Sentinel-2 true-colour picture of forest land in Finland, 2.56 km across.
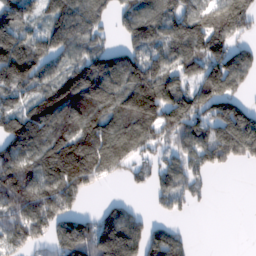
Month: February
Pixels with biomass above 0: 76%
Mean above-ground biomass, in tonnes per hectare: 127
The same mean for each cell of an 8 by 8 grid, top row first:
133 90 127 62 126 139 145 177
170 114 102 74 132 131 178 84
185 113 209 182 228 123 169 106
100 164 158 138 217 172 152 158
147 142 154 155 108 117 174 187
226 148 193 55 57 115 48 1
152 200 74 81 22 59 9 0
135 100 193 258 163 87 0 0
